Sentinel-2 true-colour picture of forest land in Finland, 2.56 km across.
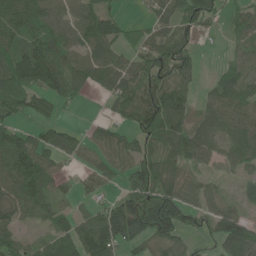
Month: June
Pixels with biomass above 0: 76%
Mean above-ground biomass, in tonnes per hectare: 68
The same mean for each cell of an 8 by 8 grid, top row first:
103 84 69 48 17 69 82 51
74 105 65 64 56 70 3 43
115 100 78 84 79 80 18 73
67 41 7 34 106 91 61 96
89 70 46 64 54 73 71 92
101 63 30 45 122 68 32 36
70 59 29 69 141 137 55 35
50 42 94 112 73 63 32 107
